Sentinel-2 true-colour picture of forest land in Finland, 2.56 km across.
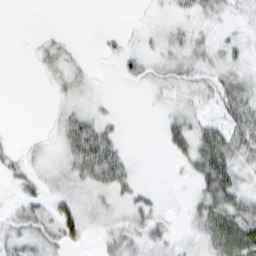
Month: February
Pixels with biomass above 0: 52%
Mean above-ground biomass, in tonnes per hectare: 16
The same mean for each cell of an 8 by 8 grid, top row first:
0 0 0 0 1 8 16 8
0 12 4 7 7 15 16 13
0 6 13 1 14 21 17 22
0 2 19 4 1 16 7 40
4 5 48 33 0 27 54 36
16 12 27 41 1 3 54 28
12 18 23 13 20 1 42 37
20 19 18 21 22 10 28 51
